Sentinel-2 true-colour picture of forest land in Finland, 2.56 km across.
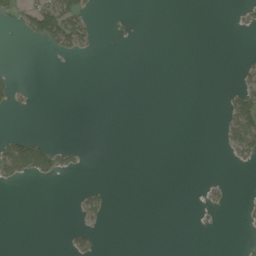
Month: August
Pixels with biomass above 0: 10%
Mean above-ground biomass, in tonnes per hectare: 9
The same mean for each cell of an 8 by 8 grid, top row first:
15 88 51 0 0 0 0 7
0 17 32 0 0 0 0 1
7 0 0 0 0 0 0 15
4 0 0 0 0 0 0 63
65 32 5 0 0 0 0 56
35 33 4 0 0 0 2 0
0 0 19 7 0 0 10 3
0 0 21 0 0 0 0 0
